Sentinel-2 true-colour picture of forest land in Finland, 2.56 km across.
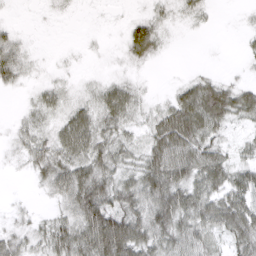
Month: March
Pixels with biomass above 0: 72%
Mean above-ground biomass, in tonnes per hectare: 34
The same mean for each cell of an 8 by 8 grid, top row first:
3 6 3 3 23 23 10 6
35 2 4 8 51 4 1 5
31 16 11 19 11 7 26 13
6 24 34 46 22 60 81 49
22 36 54 39 30 71 46 21
4 47 63 43 55 63 58 46
10 9 69 61 57 68 51 63
32 36 61 102 59 53 33 44
